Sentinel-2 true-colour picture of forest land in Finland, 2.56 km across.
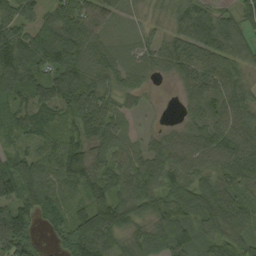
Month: September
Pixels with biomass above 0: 93%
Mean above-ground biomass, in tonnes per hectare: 84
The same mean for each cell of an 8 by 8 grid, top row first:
84 65 124 57 41 66 74 62
129 153 124 64 50 87 93 79
112 81 100 66 41 43 84 66
70 70 98 67 20 12 85 83
41 63 83 67 36 72 93 102
145 72 103 75 95 88 77 95
107 78 68 154 97 104 112 92
156 29 165 93 65 95 84 89
